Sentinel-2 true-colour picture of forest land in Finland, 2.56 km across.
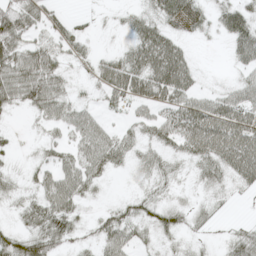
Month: May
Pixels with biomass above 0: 74%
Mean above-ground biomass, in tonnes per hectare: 36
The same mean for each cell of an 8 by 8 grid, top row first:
66 39 8 5 29 53 27 52
56 44 27 9 69 46 2 47
85 72 9 65 72 85 4 24
16 43 31 14 19 55 60 57
8 22 40 51 27 40 67 70
13 38 60 20 16 19 34 42
14 59 25 23 34 33 18 4
48 57 18 45 19 16 10 38
